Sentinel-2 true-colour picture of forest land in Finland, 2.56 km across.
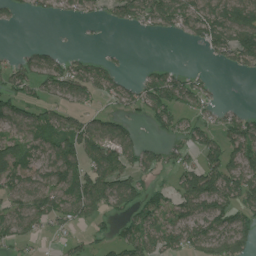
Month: July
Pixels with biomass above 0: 61%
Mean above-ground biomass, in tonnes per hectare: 61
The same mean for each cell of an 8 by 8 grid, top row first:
20 26 33 37 85 96 100 94
9 18 6 5 0 1 50 109
72 69 80 51 44 62 16 7
87 61 43 37 54 72 35 32
88 79 101 113 39 47 72 101
81 66 99 114 48 46 114 103
61 82 96 60 79 77 87 76
55 9 25 39 88 69 89 93
